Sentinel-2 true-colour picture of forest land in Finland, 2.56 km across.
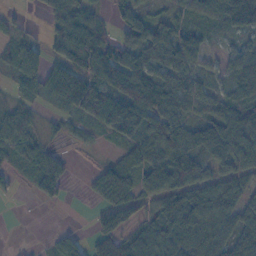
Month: November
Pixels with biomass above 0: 76%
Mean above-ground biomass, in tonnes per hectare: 63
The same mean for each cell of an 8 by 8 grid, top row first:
23 36 74 28 49 39 37 123
55 55 124 74 86 101 24 37
41 92 120 106 109 80 37 89
53 23 82 116 119 68 50 71
61 33 16 29 64 93 109 74
21 90 5 92 65 115 66 57
0 7 1 98 45 98 87 69
2 9 30 80 71 78 75 77
